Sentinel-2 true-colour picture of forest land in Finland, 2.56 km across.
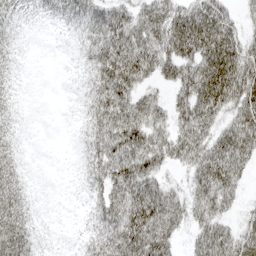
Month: April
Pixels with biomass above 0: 74%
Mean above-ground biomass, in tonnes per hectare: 40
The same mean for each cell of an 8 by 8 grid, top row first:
20 16 44 49 53 66 70 23
13 1 19 60 60 69 73 57
10 0 11 65 37 48 77 74
13 0 12 61 56 38 55 56
18 0 13 57 58 55 56 67
34 0 10 51 62 14 70 35
54 1 5 51 76 56 54 19
67 5 13 55 76 33 66 55
